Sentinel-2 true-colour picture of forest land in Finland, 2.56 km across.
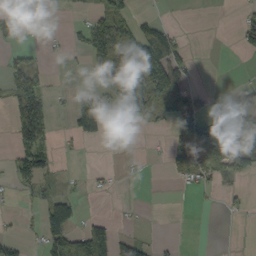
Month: September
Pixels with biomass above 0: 33%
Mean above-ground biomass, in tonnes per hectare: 40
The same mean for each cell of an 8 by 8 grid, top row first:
20 2 12 103 19 1 0 23
26 5 29 148 144 78 0 3
87 23 3 126 116 86 0 0
64 49 60 34 72 85 47 89
38 31 15 2 2 51 114 155
43 36 6 7 2 18 60 43
4 14 3 0 2 0 2 9
24 53 148 108 26 4 0 0
